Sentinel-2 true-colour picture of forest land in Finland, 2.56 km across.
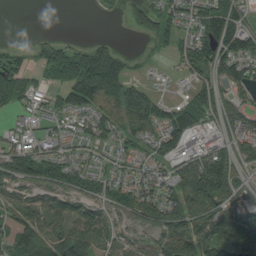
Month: August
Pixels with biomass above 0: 75%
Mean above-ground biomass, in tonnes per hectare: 69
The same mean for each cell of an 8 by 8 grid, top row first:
0 0 0 10 56 52 94 57
19 44 37 45 11 40 99 104
75 75 160 142 25 7 72 80
37 37 61 65 122 84 78 65
68 51 39 52 51 91 60 80
89 83 68 49 50 83 144 51
62 86 69 67 86 84 99 61
79 87 92 74 44 148 135 202
